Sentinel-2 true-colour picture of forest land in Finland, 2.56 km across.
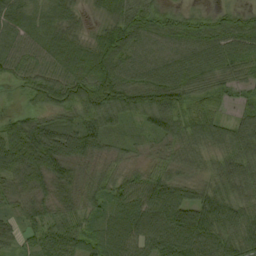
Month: September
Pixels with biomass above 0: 94%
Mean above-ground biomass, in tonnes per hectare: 63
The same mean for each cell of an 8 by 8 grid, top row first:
49 44 27 50 61 36 32 38
54 59 56 76 68 71 81 70
34 71 73 90 71 81 64 44
23 59 67 80 78 81 60 36
100 100 76 41 31 58 62 91
63 75 42 54 52 60 46 78
34 48 62 47 79 118 84 63
30 62 51 62 78 115 80 74
